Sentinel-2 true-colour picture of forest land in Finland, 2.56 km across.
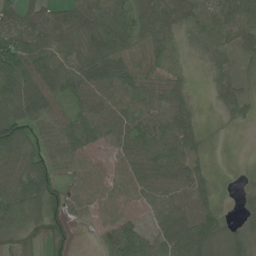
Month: June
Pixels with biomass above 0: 83%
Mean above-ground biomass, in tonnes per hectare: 60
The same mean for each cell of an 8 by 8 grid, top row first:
64 52 66 88 50 55 47 80
88 69 63 97 62 23 48 47
99 92 78 86 69 38 20 36
97 78 60 67 64 81 3 35
100 59 68 49 84 83 12 1
103 97 51 48 88 78 33 4
90 96 32 42 24 66 60 14
43 56 7 69 80 91 83 45
